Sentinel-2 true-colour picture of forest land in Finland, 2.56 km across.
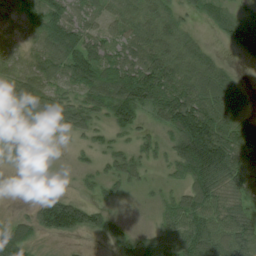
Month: July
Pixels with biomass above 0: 84%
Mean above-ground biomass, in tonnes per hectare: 62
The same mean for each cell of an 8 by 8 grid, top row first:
59 92 54 46 56 46 36 49
32 82 97 60 78 76 27 62
69 67 82 98 114 98 91 25
49 71 71 96 71 119 101 59
62 6 21 38 40 70 147 90
9 19 25 53 35 42 101 90
4 97 85 18 8 72 85 57
90 23 17 45 57 84 87 86
